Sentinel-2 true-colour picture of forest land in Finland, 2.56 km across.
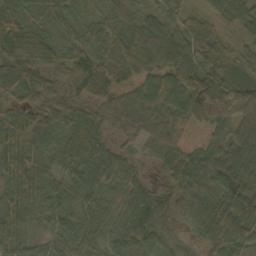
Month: October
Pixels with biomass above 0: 97%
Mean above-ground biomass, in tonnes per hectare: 67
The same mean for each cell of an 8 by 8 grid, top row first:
63 41 28 45 47 44 41 53
117 75 51 60 105 97 60 36
111 65 56 59 66 95 87 67
48 65 59 69 92 74 95 87
88 62 84 49 52 65 39 95
84 56 68 85 23 64 81 86
70 68 50 52 82 61 86 123
63 42 58 57 63 29 60 81
